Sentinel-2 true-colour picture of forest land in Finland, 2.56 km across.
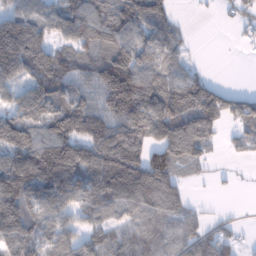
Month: January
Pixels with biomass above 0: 78%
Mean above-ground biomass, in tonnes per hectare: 99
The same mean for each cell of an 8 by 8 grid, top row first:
103 94 111 122 152 37 6 38
161 89 75 105 118 64 0 8
106 139 92 165 119 94 54 0
109 124 142 123 157 137 153 94
96 161 130 179 119 118 56 39
192 205 142 203 162 80 18 5
169 113 82 102 116 97 12 4
124 95 73 74 78 68 97 28
